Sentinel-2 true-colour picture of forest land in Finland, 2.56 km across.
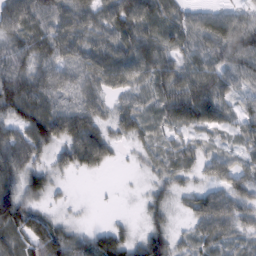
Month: February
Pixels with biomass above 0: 88%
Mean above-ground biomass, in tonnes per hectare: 57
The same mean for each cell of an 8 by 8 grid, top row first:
89 62 57 63 75 58 52 48
65 68 64 64 67 54 76 84
87 66 65 57 49 73 86 58
71 79 83 37 51 70 68 53
77 64 106 44 33 41 29 29
61 54 18 3 13 43 41 66
92 26 5 1 27 23 84 64
55 106 50 71 63 39 61 37
